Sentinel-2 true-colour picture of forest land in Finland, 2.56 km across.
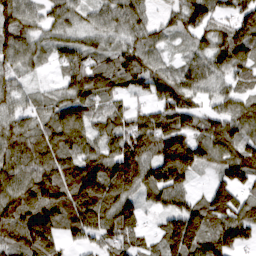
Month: March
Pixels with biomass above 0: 89%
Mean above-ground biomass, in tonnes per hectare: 92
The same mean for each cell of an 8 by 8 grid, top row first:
97 63 58 80 56 41 93 96
101 51 74 59 89 28 81 123
58 15 101 95 87 92 83 78
66 63 99 72 64 131 57 91
107 102 97 93 130 158 110 105
117 126 154 149 125 131 29 89
133 122 151 124 52 89 112 100
96 109 53 93 46 146 127 87
